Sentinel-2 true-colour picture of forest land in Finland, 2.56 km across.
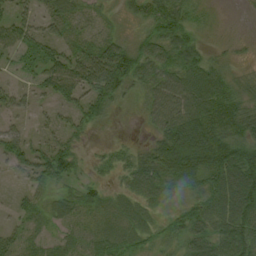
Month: August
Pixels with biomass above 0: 80%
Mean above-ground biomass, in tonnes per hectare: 40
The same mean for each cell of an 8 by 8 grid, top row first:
29 28 25 11 33 45 8 1
33 34 33 67 40 66 18 12
7 41 70 108 40 51 67 22
20 12 39 27 25 65 70 43
43 31 17 12 14 104 103 65
17 52 21 18 59 57 64 97
18 30 35 34 32 24 48 95
25 20 27 43 26 26 54 86
